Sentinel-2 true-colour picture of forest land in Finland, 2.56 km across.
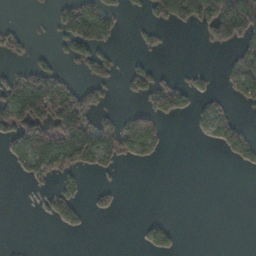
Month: November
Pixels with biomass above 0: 31%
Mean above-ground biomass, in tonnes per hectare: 39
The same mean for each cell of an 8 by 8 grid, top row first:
0 8 110 54 16 84 105 190
36 8 58 22 17 0 11 54
93 101 22 27 51 35 13 74
109 130 142 19 52 59 38 11
51 124 158 77 67 0 9 42
9 49 30 8 0 0 0 0
0 25 31 21 0 0 0 0
2 0 0 0 19 20 0 0
